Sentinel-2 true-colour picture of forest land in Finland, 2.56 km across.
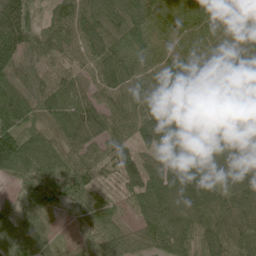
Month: June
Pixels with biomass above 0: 95%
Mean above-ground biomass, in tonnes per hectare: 97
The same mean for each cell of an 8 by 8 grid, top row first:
154 53 111 112 110 106 92 71
145 93 83 113 98 73 88 93
103 60 64 101 74 91 126 148
167 85 121 82 91 169 161 145
177 86 102 96 75 127 145 91
78 94 92 35 120 155 116 119
40 38 38 33 90 113 107 82
113 47 25 69 56 101 82 72
